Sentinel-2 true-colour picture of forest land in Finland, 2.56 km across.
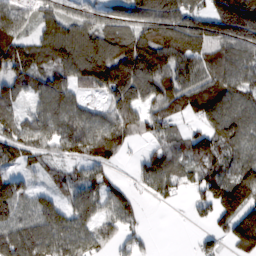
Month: February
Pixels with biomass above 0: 81%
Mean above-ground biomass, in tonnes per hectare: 86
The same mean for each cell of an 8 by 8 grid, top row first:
75 63 57 49 38 104 67 153
114 108 149 117 136 141 115 101
77 87 99 170 148 107 104 105
60 105 88 86 84 83 126 106
95 66 111 113 30 53 100 85
57 33 60 34 63 74 82 120
66 84 100 70 14 10 75 170
93 88 91 57 28 0 35 125
